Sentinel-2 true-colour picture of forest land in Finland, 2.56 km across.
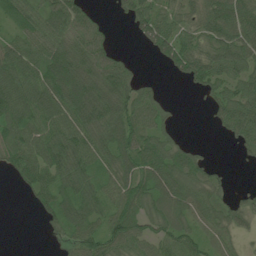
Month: June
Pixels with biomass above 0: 77%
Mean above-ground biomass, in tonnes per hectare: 66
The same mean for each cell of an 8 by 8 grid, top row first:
57 74 63 11 77 58 99 101
70 80 83 32 22 89 78 98
106 118 121 103 27 19 77 71
96 96 119 107 78 13 21 93
93 96 85 85 83 44 5 40
40 80 84 69 100 98 54 0
0 54 89 67 81 80 64 40
0 15 75 75 66 66 39 21
